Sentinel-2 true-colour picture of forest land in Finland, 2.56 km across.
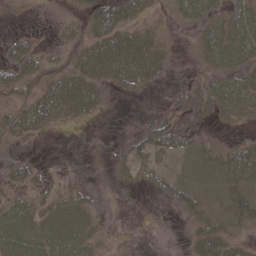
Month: May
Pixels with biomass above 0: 54%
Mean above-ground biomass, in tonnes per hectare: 20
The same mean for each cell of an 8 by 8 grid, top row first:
0 3 22 60 21 10 20 23
30 7 29 66 50 5 24 31
43 36 45 27 29 2 16 23
35 64 31 2 3 17 16 16
12 1 0 4 23 23 13 17
16 6 2 4 11 11 9 40
16 18 17 0 0 12 20 31
29 28 22 3 0 1 37 18
